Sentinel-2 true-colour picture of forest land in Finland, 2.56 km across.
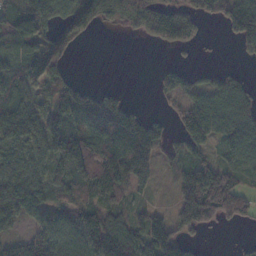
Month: November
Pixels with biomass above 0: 71%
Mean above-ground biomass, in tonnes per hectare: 72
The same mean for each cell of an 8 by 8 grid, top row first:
95 123 159 87 114 89 49 142
89 87 15 0 5 38 3 28
74 93 21 1 0 58 23 39
95 94 125 121 27 36 110 102
54 87 127 110 123 41 53 108
88 72 89 127 56 53 137 59
72 52 66 72 37 69 126 79
45 78 74 134 98 81 6 11
